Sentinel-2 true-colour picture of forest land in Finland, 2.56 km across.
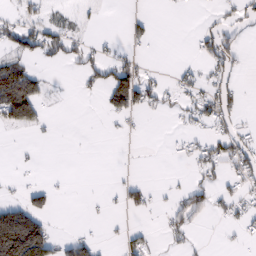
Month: February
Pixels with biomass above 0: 26%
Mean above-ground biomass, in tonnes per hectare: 27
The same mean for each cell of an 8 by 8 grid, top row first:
21 18 10 0 10 1 7 28
49 49 34 13 8 0 41 35
103 17 17 85 45 19 28 13
100 9 0 47 29 15 52 20
3 1 1 0 0 9 34 45
4 1 0 2 2 2 26 37
60 36 0 6 30 30 35 28
233 104 7 3 23 17 2 9
